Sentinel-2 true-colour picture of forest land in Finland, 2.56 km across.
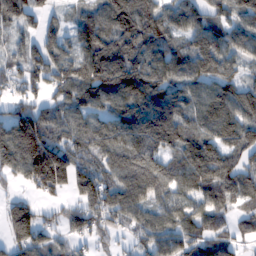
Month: February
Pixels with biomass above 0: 87%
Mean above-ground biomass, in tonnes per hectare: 114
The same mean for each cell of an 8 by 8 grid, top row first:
96 51 76 146 165 110 89 100
53 113 117 138 135 94 146 102
68 115 159 167 147 119 106 81
103 92 100 106 150 129 151 135
196 179 120 132 157 120 130 134
91 248 126 106 181 114 137 128
108 40 97 117 104 101 97 62
123 82 62 54 73 103 84 53
